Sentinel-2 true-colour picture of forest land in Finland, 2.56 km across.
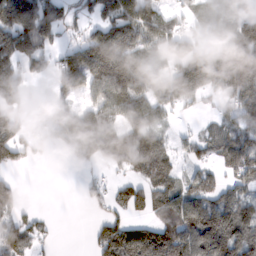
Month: February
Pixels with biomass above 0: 69%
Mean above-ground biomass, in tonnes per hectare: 85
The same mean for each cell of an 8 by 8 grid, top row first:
161 108 31 101 134 43 63 74
124 60 106 174 88 88 66 120
105 33 121 150 97 124 129 163
58 60 102 70 78 38 14 90
91 49 107 107 108 35 55 111
20 0 12 22 64 60 61 75
55 4 7 58 77 151 127 110
113 16 0 138 153 173 183 123
